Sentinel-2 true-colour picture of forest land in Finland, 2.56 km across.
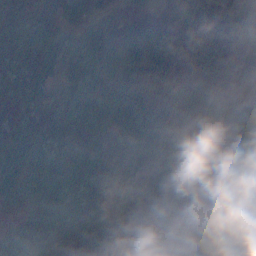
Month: December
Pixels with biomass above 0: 79%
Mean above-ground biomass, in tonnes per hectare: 87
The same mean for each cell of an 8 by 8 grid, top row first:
58 56 77 70 27 43 32 30
70 87 58 156 162 118 90 100
86 75 78 132 17 46 81 112
82 100 140 128 113 67 110 78
114 96 97 54 133 67 59 40
146 165 99 76 85 86 40 7
44 137 141 143 84 27 65 44
125 130 97 21 84 137 123 90
